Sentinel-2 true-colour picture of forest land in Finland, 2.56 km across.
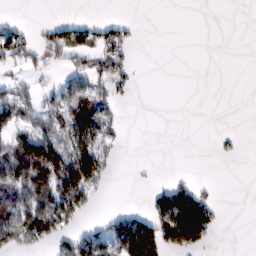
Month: February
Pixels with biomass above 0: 35%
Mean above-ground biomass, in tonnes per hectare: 45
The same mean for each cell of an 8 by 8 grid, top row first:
4 0 5 6 1 0 0 0
74 62 69 71 3 0 0 0
37 8 41 64 1 0 0 0
101 55 87 35 0 0 0 0
79 95 86 36 0 0 1 11
120 144 155 30 3 12 0 0
106 105 78 8 17 172 110 0
106 80 77 80 209 163 56 0
